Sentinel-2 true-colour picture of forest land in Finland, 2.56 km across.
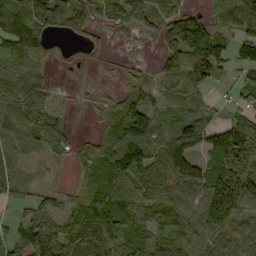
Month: September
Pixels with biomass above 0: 79%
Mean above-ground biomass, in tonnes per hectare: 75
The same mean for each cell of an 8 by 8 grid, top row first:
97 97 59 58 62 51 55 113
81 34 10 8 4 92 126 57
97 33 1 6 31 64 77 51
98 72 4 54 98 53 56 59
51 74 18 80 137 101 80 229
34 10 24 87 81 124 105 246
20 20 85 122 88 86 148 134
71 101 93 129 92 99 86 99
